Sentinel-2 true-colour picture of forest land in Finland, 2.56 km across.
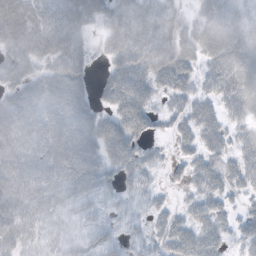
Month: October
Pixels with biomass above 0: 85%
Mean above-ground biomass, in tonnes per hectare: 53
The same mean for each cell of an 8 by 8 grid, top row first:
68 51 65 53 76 43 52 52
59 61 45 52 79 64 66 71
55 65 56 51 63 59 44 84
62 74 81 49 64 34 47 51
52 72 97 74 42 25 38 38
64 64 86 46 43 15 51 50
62 51 50 32 27 19 39 22
49 34 43 40 27 52 48 34
